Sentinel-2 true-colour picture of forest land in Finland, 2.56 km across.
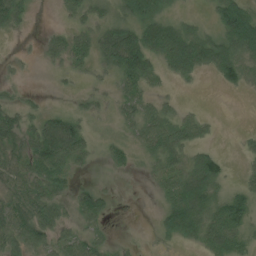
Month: July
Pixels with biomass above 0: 65%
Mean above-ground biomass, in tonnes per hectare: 43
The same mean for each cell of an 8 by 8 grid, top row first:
49 0 40 35 82 24 15 144
3 28 43 82 111 140 88 94
9 1 9 20 62 36 9 43
39 26 18 13 49 28 7 0
42 107 67 25 40 59 23 10
51 72 12 8 6 54 80 12
59 72 58 17 0 72 70 77
64 58 48 16 2 36 45 36
